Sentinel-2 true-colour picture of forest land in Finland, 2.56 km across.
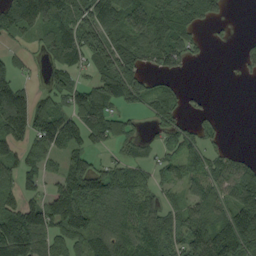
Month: September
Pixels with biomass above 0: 68%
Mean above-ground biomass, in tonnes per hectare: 70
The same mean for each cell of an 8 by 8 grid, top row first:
95 111 83 111 98 103 68 0
15 68 119 106 93 104 10 9
64 38 35 116 51 20 0 5
162 86 118 75 40 60 16 0
73 84 64 42 34 55 47 2
74 34 106 70 33 50 77 85
89 74 104 109 70 42 82 145
161 64 64 104 82 52 110 137
